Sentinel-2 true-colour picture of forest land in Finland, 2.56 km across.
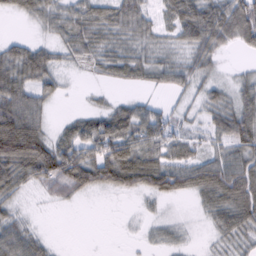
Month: February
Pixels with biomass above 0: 75%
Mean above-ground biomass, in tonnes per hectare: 49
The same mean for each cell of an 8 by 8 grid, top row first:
24 53 54 51 49 66 84 98
43 37 28 35 39 38 63 30
78 52 4 27 28 47 38 26
103 28 17 45 43 24 43 77
145 76 74 85 64 54 34 75
75 85 98 90 95 75 83 88
28 6 4 0 10 2 37 83
73 19 0 0 10 21 9 41
